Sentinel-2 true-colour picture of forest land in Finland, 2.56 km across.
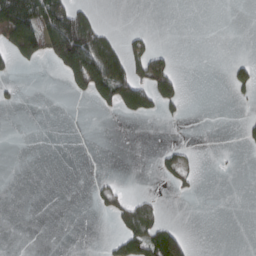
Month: March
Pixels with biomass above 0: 18%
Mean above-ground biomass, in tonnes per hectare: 28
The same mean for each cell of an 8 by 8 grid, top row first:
188 142 89 0 0 0 0 0
110 105 222 59 36 4 0 0
10 0 83 135 75 49 0 35
3 0 0 17 54 18 0 3
0 0 0 0 0 10 0 6
0 0 0 6 0 30 0 1
0 0 0 27 47 0 0 0
0 0 0 20 89 89 0 0
